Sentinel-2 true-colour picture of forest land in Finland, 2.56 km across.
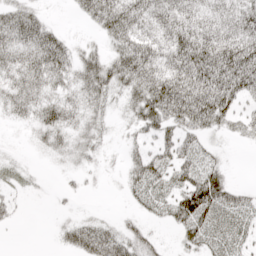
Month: April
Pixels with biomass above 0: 73%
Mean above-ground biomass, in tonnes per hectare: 38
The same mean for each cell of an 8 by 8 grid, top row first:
47 11 18 66 51 54 45 54
51 66 24 34 61 66 74 74
42 43 44 54 62 69 73 75
29 49 37 18 63 62 78 36
3 28 29 9 24 42 16 8
13 3 11 4 53 41 55 1
15 2 5 2 25 54 77 47
0 2 51 51 32 14 44 34
